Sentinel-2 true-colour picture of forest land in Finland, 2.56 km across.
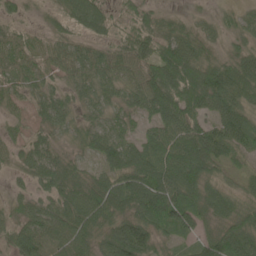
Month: June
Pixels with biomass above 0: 92%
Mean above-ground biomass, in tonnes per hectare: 63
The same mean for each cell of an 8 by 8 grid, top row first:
31 31 71 45 56 25 14 32
52 46 43 45 82 93 50 40
41 38 51 55 78 126 103 79
24 52 35 47 56 107 60 79
35 48 36 76 61 90 112 72
24 78 54 64 88 87 69 28
33 63 98 83 91 115 70 62
68 71 70 90 92 46 66 98
